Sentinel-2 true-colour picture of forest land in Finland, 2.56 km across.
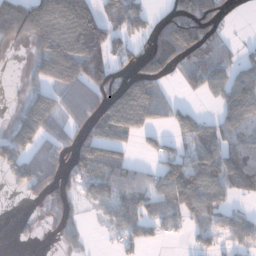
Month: January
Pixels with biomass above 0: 61%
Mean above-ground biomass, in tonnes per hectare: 84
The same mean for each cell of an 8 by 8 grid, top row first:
193 194 209 69 59 140 185 5
36 140 209 92 66 167 117 20
1 90 119 114 151 40 86 72
38 135 66 192 172 63 12 112
144 76 116 108 22 48 82 67
64 104 78 109 57 115 112 97
1 47 27 73 75 95 81 21
13 2 34 21 47 17 36 50
